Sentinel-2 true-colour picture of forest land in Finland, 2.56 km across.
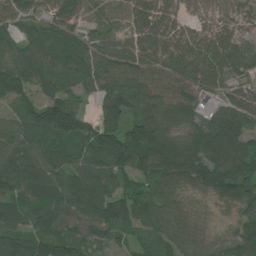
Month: July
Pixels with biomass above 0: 93%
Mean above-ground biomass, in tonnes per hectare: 85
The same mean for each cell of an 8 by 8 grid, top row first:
81 96 89 46 102 82 67 76
68 53 89 103 103 103 108 83
156 87 95 99 85 82 95 61
86 129 72 137 64 52 37 91
84 77 78 152 122 69 105 73
106 109 91 110 64 77 112 98
79 83 84 128 78 62 13 56
102 100 81 59 61 77 25 63
